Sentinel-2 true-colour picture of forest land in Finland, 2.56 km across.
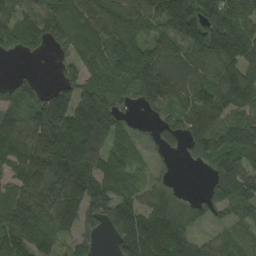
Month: August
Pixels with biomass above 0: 85%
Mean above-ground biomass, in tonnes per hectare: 137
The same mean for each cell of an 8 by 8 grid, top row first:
111 178 187 158 185 248 178 209
75 78 161 165 135 112 203 203
51 14 145 124 216 133 135 206
123 209 200 122 48 89 145 119
144 237 210 106 54 84 149 186
129 200 184 136 55 23 63 167
178 145 141 136 122 121 100 103
198 112 82 64 217 141 53 71
